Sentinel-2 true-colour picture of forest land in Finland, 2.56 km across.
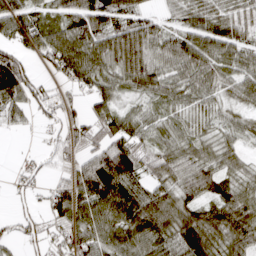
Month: April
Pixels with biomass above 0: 83%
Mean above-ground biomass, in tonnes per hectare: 64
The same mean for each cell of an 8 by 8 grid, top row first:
95 48 83 81 50 37 62 50
66 79 98 103 93 78 82 61
128 27 69 63 80 53 61 58
40 41 27 71 35 32 36 27
1 16 44 97 45 56 44 40
22 23 78 142 55 69 88 47
18 49 75 100 114 78 66 93
32 57 77 79 89 97 91 80
